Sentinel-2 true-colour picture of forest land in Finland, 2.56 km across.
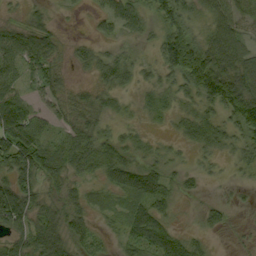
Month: September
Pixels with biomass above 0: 75%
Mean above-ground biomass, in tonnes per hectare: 40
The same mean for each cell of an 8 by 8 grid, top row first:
9 22 6 46 30 59 40 43
58 52 17 17 7 99 71 70
36 41 7 42 15 39 122 91
95 26 48 27 17 21 29 89
87 49 63 38 14 12 36 30
64 47 29 50 61 21 9 7
103 39 32 15 45 17 18 8
49 74 26 11 59 42 13 4
